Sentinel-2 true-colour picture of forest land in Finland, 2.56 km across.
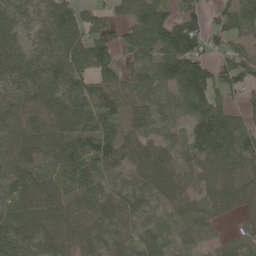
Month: May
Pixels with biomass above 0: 88%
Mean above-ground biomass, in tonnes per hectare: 64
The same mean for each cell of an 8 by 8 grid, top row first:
41 54 60 33 93 66 47 76
53 55 83 74 72 130 59 43
63 82 61 60 42 87 105 97
61 61 79 60 50 34 118 63
69 81 97 96 64 33 110 125
44 54 100 28 62 59 79 65
53 80 48 54 34 41 54 41
70 66 48 37 40 32 38 36
